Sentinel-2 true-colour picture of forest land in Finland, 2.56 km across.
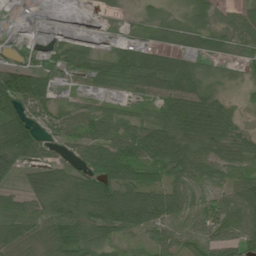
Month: July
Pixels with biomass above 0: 81%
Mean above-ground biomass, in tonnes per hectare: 52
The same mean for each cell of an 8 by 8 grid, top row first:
3 9 15 7 13 15 34 41
22 31 37 30 51 34 32 25
91 51 33 63 99 104 15 9
81 51 45 36 25 87 107 22
122 42 60 82 99 85 65 51
35 67 46 90 66 48 49 41
47 42 47 109 116 58 41 86
71 45 69 40 29 40 58 61
